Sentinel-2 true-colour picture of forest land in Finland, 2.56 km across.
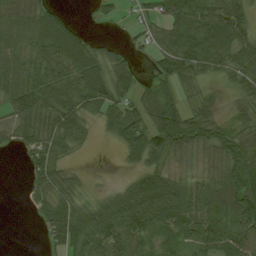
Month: August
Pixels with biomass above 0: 76%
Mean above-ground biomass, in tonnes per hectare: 54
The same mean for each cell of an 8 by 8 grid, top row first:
56 52 4 15 28 72 87 65
49 61 69 27 24 86 86 69
58 62 70 73 23 68 32 63
50 68 59 55 67 77 48 32
31 69 31 17 83 88 80 86
0 72 15 1 52 28 48 106
0 49 49 61 87 76 71 106
0 27 68 68 47 38 62 83
